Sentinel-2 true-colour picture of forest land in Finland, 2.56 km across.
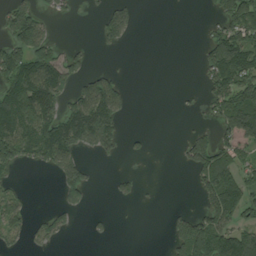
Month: August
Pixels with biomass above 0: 40%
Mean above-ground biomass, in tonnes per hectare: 67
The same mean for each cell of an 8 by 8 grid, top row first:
118 32 5 58 0 0 17 181
100 84 16 18 0 0 85 178
148 150 52 53 0 0 84 154
169 109 143 99 0 4 41 204
162 178 96 59 12 14 119 102
25 15 78 15 5 0 130 105
65 14 32 4 3 11 104 125
33 39 1 9 0 91 186 136
